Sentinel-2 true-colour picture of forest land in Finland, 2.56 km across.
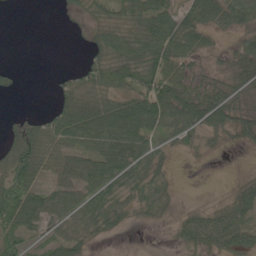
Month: May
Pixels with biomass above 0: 65%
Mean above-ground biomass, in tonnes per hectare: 36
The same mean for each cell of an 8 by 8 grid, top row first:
0 0 10 28 71 50 59 58
0 0 4 53 76 62 21 33
6 3 39 49 64 67 20 44
2 21 78 71 74 74 70 27
30 47 41 61 49 21 9 15
67 40 64 54 37 6 0 5
69 53 48 39 19 10 16 42
38 25 35 6 0 14 43 41
